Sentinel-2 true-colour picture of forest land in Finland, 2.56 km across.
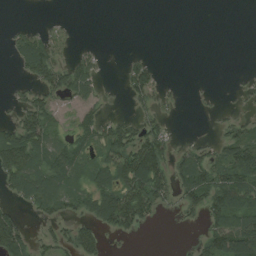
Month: August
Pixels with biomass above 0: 47%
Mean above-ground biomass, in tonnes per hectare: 45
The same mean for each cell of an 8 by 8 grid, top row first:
0 1 0 0 0 0 0 0
39 59 9 0 0 0 0 0
14 68 71 2 75 2 1 4
32 72 35 8 28 8 5 13
118 71 62 87 104 24 22 85
86 96 50 88 159 67 95 104
28 50 47 126 109 29 90 110
93 35 81 15 4 1 67 155
